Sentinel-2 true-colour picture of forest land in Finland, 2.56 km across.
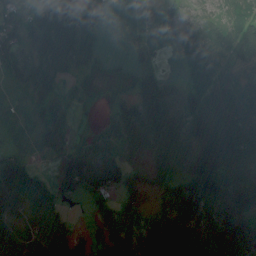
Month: July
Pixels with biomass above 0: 77%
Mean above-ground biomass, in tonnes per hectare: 73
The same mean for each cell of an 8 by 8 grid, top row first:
62 78 119 8 32 54 51 82
73 114 114 2 26 37 102 104
32 62 30 21 74 30 83 92
1 64 16 37 102 95 136 124
10 31 27 55 69 91 140 123
82 29 128 103 36 76 154 116
65 62 11 55 34 123 120 105
87 79 79 61 74 108 123 140
